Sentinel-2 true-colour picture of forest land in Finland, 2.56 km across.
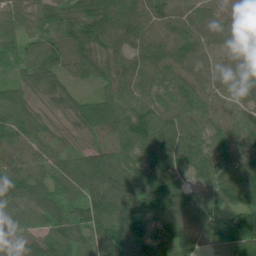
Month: June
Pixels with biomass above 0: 97%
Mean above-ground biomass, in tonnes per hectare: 89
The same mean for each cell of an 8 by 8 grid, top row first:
74 74 98 108 66 86 66 57
64 95 103 90 90 89 60 71
64 92 66 86 87 85 77 91
111 49 80 92 104 81 69 66
88 76 51 87 107 106 64 93
107 94 73 107 118 85 77 107
104 100 70 84 115 137 112 105
81 105 98 134 106 105 75 147
